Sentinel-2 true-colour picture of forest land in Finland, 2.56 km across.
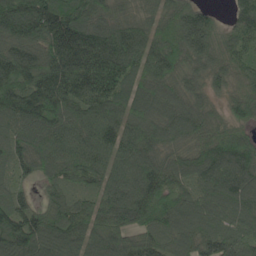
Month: May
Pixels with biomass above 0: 96%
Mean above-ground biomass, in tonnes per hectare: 125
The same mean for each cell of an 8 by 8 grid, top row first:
220 202 156 101 64 113 60 104
134 144 239 186 116 137 107 90
172 161 170 172 104 88 71 74
159 168 120 121 118 113 74 86
110 130 119 114 139 87 126 142
60 86 118 115 164 117 131 160
104 104 91 145 162 133 99 126
159 151 119 133 104 92 110 96
